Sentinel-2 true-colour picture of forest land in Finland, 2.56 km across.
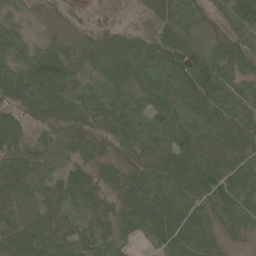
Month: June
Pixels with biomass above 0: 97%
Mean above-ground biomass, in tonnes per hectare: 75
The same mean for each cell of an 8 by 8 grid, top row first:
27 16 16 4 32 72 43 106
55 44 55 69 86 104 72 91
78 101 50 59 87 120 130 81
70 90 98 88 82 88 94 93
84 83 80 61 78 118 75 76
97 74 90 56 87 95 121 90
76 57 58 56 100 94 72 58
96 94 80 70 31 108 63 26
